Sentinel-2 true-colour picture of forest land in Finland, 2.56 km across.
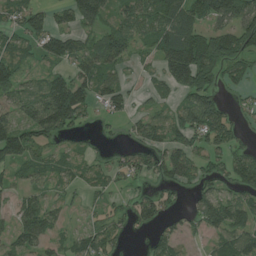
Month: July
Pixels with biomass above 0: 72%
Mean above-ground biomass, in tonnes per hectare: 64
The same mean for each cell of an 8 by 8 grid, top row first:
51 52 116 59 84 99 95 102
67 67 63 89 33 117 124 75
85 73 84 66 20 105 74 47
60 167 83 40 32 65 116 24
120 53 25 10 61 68 66 38
38 46 40 45 49 76 49 87
41 50 17 35 55 30 94 83
59 51 51 52 12 59 35 76
